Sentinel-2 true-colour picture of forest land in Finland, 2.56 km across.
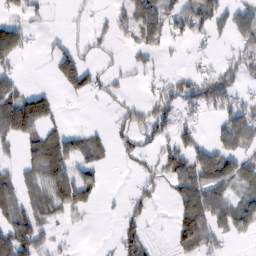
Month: February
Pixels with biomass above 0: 50%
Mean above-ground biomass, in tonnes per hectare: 49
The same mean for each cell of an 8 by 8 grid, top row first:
34 12 7 30 92 71 75 55
93 13 31 16 53 10 13 44
41 7 100 33 15 41 64 44
139 88 1 19 44 62 35 75
48 100 45 37 43 62 41 67
39 90 66 1 26 77 90 59
62 48 67 5 36 52 107 75
107 31 3 7 62 50 71 18
